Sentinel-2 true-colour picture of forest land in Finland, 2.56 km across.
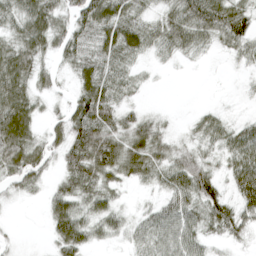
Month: April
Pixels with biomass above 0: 79%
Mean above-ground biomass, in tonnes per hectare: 46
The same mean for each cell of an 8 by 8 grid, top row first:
55 71 67 75 36 52 80 57
63 47 60 66 44 43 21 37
82 28 44 57 12 1 1 6
92 17 68 56 19 3 20 4
92 41 78 70 72 24 32 68
56 27 72 43 42 67 51 76
4 35 49 42 17 67 58 57
6 18 64 21 51 73 33 24
